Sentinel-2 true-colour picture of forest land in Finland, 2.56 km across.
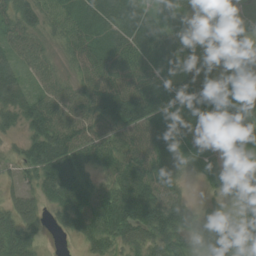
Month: July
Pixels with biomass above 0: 90%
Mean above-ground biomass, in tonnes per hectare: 74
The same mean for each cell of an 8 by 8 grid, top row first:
94 61 90 97 55 38 40 34
59 41 74 85 79 66 47 14
81 46 55 91 78 59 53 55
93 98 67 127 134 74 67 72
27 130 92 75 102 95 55 32
26 114 89 76 128 78 38 102
68 51 104 113 143 121 38 61
87 10 41 88 68 80 123 65
